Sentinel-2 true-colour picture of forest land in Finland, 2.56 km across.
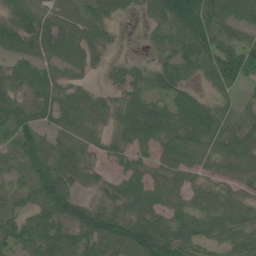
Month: July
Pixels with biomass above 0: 85%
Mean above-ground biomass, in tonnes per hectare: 65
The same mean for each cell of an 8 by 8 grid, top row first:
63 60 63 41 28 119 108 63
57 73 69 14 15 73 97 83
57 66 29 23 48 64 44 64
83 70 75 41 90 87 89 56
81 58 65 37 67 80 66 73
43 100 45 37 61 56 34 44
51 83 84 58 76 50 61 58
72 97 73 105 143 84 58 71
